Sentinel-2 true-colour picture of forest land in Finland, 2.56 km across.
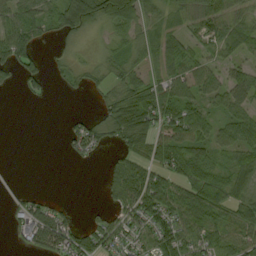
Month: September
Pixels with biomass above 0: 66%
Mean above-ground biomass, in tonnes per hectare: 42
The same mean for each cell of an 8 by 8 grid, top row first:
53 41 96 84 57 26 46 37
78 8 14 24 26 41 30 44
28 23 21 27 45 51 40 49
0 0 7 44 70 65 33 43
0 0 52 23 56 71 45 50
2 0 0 39 80 53 52 57
25 41 5 33 81 79 76 59
23 81 56 55 46 77 57 53
